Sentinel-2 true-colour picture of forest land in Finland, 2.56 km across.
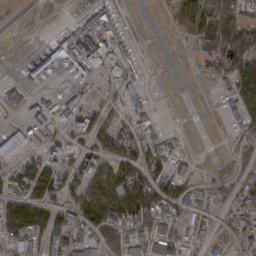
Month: February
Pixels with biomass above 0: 53%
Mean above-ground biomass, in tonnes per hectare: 45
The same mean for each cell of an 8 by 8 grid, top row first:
0 0 31 64 0 23 88 69
5 59 138 99 3 1 46 102
16 34 33 30 27 0 9 81
15 34 58 32 35 0 0 57
103 52 27 39 53 17 0 11
30 85 62 60 68 63 7 22
87 62 58 83 97 55 30 54
57 68 60 60 75 78 37 45
